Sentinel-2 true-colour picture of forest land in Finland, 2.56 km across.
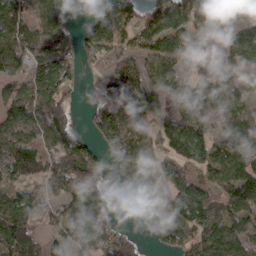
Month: March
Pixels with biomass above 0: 71%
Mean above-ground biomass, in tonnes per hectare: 92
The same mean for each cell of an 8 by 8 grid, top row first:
123 113 12 134 87 137 105 39
125 138 64 90 79 107 32 114
66 152 32 111 89 94 74 65
101 170 12 144 128 60 87 97
122 104 80 107 93 138 123 135
82 116 158 30 90 90 65 128
155 40 109 29 3 84 85 88
137 50 113 101 18 82 97 74
